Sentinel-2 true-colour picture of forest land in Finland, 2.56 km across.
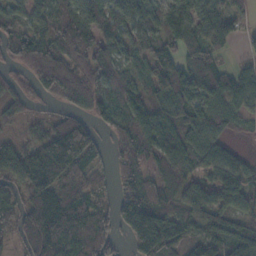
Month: November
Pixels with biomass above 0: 84%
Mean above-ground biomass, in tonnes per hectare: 93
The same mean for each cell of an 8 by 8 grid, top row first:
58 69 122 102 95 85 94 53
75 109 116 74 70 86 89 18
42 149 118 100 74 122 87 67
65 30 82 101 106 124 104 53
48 135 165 48 104 107 88 12
108 174 95 50 76 74 63 82
98 142 124 74 174 74 104 78
62 165 119 78 200 114 90 120
